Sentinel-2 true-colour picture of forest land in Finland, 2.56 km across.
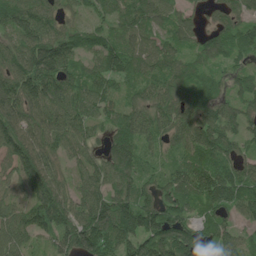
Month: June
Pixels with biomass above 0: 92%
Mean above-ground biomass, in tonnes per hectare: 91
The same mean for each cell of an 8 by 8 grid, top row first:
124 80 42 69 102 68 30 68
92 155 76 92 88 77 74 63
115 145 87 81 78 89 55 60
115 101 93 67 89 94 99 73
123 88 77 83 73 69 114 58
77 116 61 120 74 85 109 75
67 130 97 154 108 102 66 74
80 55 167 119 134 154 93 57
